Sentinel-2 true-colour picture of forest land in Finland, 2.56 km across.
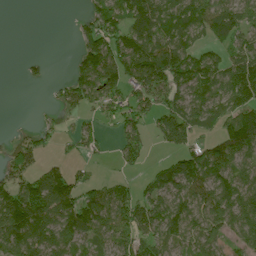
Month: July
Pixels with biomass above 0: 68%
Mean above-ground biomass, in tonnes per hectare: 72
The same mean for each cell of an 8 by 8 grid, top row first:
0 0 20 107 130 104 114 89
0 0 52 99 115 113 62 66
2 18 85 96 117 99 99 120
0 6 43 62 67 97 89 83
42 26 44 19 54 83 59 118
70 87 34 20 24 102 102 58
128 152 135 103 81 88 96 88
109 91 65 78 67 79 78 62
